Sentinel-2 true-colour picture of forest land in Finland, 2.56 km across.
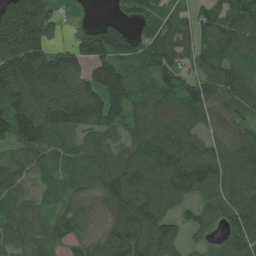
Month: July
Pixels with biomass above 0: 89%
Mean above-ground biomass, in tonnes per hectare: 118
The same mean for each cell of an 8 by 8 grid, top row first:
219 149 21 35 83 71 85 121
224 145 135 149 90 96 86 90
195 229 175 187 70 96 97 109
167 175 205 142 90 128 103 76
109 128 97 95 106 125 87 128
112 91 116 155 158 145 136 136
113 68 79 116 169 68 81 135
103 94 78 117 125 77 34 120
